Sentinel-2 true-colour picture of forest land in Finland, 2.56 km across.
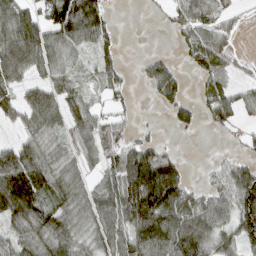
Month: March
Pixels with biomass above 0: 69%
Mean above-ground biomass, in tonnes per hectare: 67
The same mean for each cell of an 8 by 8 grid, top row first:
92 76 140 25 2 42 54 15
107 92 55 36 1 14 81 12
54 51 29 39 30 52 48 20
57 96 81 38 0 29 37 43
53 67 59 80 67 10 0 12
159 112 50 75 190 110 15 93
146 66 69 103 157 122 79 103
66 101 60 98 121 119 88 72
